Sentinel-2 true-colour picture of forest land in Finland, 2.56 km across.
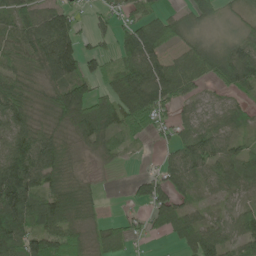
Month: June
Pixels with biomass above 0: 80%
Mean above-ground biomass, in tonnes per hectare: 63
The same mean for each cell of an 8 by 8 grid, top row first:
69 69 30 42 53 34 50 36
58 100 68 38 131 38 48 66
59 62 90 63 134 93 44 87
87 48 95 90 103 38 48 42
77 77 41 40 14 53 72 28
149 84 34 3 32 70 55 83
130 85 63 2 42 76 21 46
96 90 55 57 25 45 87 75
